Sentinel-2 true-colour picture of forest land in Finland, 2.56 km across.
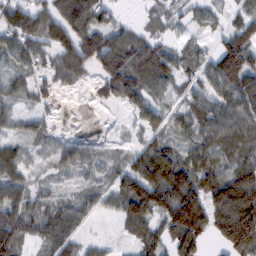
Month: February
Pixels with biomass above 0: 84%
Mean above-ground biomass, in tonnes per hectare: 72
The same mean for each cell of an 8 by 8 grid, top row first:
94 107 125 34 20 31 27 50
74 78 135 107 81 36 25 133
42 58 40 101 83 58 71 120
40 26 1 3 81 46 89 98
48 35 28 12 57 54 69 86
68 22 27 51 135 128 71 108
115 61 57 50 134 155 128 195
98 64 44 15 88 98 59 166
